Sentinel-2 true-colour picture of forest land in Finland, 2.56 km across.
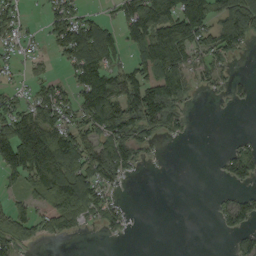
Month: September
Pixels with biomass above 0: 55%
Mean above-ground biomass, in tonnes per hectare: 66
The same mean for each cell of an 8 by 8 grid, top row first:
53 52 66 32 160 135 105 146
38 30 140 98 113 154 80 49
19 44 84 98 101 120 40 18
95 111 93 137 143 64 1 2
163 181 101 108 56 8 0 29
61 154 100 74 6 0 1 65
46 61 102 50 0 0 3 63
64 33 8 9 0 0 0 40
